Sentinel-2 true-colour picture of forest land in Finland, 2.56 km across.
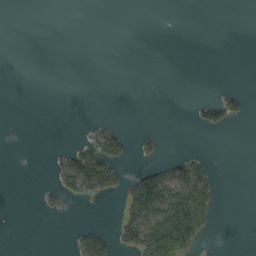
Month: September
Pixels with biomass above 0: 15%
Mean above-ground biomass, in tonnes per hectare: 22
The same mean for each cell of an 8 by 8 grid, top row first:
0 0 0 0 0 0 0 0
0 0 0 0 0 0 0 0
0 0 0 0 0 0 0 0
0 0 0 0 0 0 36 24
0 1 24 55 17 0 0 0
0 6 179 74 86 64 47 0
0 18 2 0 140 151 88 0
0 0 38 40 145 186 13 0
